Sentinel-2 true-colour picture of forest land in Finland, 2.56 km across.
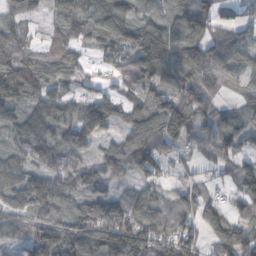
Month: October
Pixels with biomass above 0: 87%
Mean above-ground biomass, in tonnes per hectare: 82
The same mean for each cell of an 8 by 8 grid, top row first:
61 40 101 138 73 79 89 55
99 65 55 100 137 105 91 85
147 102 55 33 103 92 79 68
67 92 80 69 93 136 72 43
74 87 65 46 83 55 59 38
87 81 77 62 70 23 28 90
73 87 79 122 97 69 115 63
33 103 118 137 124 110 63 117
